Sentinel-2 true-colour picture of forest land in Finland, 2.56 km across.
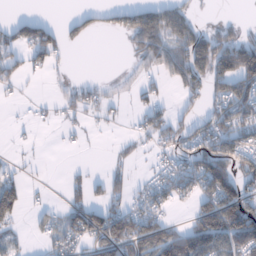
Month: January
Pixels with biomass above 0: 49%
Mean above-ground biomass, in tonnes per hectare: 55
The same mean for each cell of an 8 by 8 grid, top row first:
16 10 29 32 105 91 8 15
52 87 12 0 82 85 113 116
41 14 29 14 36 53 97 108
3 13 37 16 44 26 57 100
5 2 13 6 14 65 110 91
31 2 17 32 10 78 150 99
83 20 64 63 77 26 107 170
26 29 66 94 109 80 144 114
